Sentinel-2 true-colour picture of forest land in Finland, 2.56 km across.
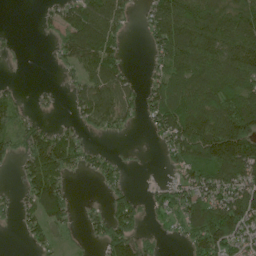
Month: June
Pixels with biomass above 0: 64%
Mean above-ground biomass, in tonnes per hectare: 78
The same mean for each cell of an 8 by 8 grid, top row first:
0 28 112 106 34 154 128 113
9 7 140 98 15 158 146 145
6 1 58 125 28 101 118 125
58 12 64 135 53 131 113 134
48 143 70 7 4 98 151 188
17 143 22 46 2 35 96 121
38 122 14 65 44 85 142 156
3 44 11 97 46 15 146 95
